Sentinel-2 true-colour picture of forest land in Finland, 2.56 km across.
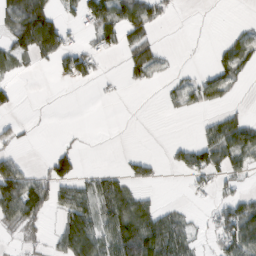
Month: February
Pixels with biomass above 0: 42%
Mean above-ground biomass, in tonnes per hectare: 40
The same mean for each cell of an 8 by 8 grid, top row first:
108 96 44 84 76 5 1 1
65 79 29 32 68 2 3 47
15 1 37 4 31 14 52 22
13 1 0 0 0 11 17 18
20 2 7 0 0 18 69 87
98 57 39 36 29 6 42 33
106 56 88 78 61 18 10 68
8 23 140 77 127 94 10 94
